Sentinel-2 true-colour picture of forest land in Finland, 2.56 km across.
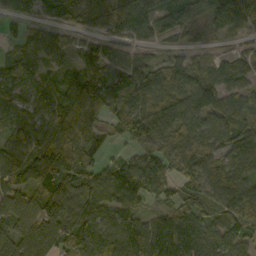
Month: October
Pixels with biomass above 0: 87%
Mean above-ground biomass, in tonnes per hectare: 93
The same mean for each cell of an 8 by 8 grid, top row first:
42 42 66 99 79 88 93 128
46 80 62 53 40 32 26 27
84 68 93 86 100 84 86 73
77 87 95 77 115 119 116 124
107 108 90 34 88 85 91 160
95 157 144 113 154 75 121 128
97 129 122 94 62 86 68 110
124 101 108 127 156 143 104 80
